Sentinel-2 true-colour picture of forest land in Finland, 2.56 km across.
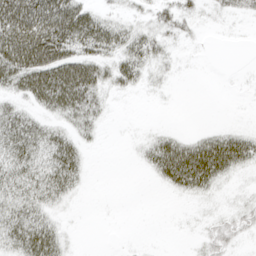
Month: April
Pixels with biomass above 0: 52%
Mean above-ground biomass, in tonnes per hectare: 27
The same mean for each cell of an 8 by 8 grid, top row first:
85 85 58 19 13 28 6 12
75 80 47 43 38 9 1 0
48 60 68 34 18 4 0 2
36 27 49 7 0 0 0 0
65 51 25 0 13 34 40 46
51 53 28 0 5 55 53 11
47 33 2 0 0 1 4 16
53 56 2 0 0 0 22 14
